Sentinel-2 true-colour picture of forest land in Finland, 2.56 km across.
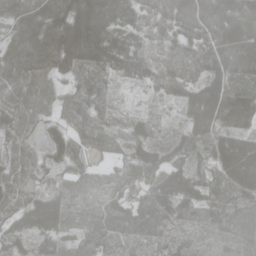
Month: May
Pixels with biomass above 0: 95%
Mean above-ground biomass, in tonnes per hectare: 92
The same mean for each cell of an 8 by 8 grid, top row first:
105 149 187 151 76 120 136 154
131 163 180 127 77 85 111 179
87 59 62 55 60 86 104 95
76 39 83 38 28 25 197 168
45 52 64 53 68 72 80 127
50 33 65 50 75 151 82 147
74 146 54 73 94 115 100 108
63 62 59 73 83 61 67 77
